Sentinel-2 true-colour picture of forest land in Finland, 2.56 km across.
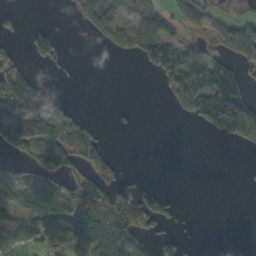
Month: October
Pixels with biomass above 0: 44%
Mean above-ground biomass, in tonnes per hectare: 58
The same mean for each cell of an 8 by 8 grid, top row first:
19 0 64 87 111 53 44 37
15 62 0 49 103 94 71 100
116 10 1 0 1 106 149 66
125 95 11 6 0 41 166 207
87 84 86 8 0 0 0 57
40 49 52 43 4 0 0 2
69 98 80 101 78 11 0 0
145 161 203 136 46 32 0 0
